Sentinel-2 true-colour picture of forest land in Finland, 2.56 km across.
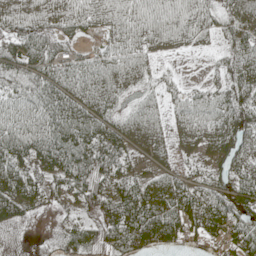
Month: May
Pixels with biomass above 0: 87%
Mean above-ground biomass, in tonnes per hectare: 51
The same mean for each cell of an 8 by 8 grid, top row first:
56 54 49 43 53 50 36 47
66 72 26 34 47 27 18 49
45 59 57 53 32 16 20 51
49 75 78 43 43 28 47 65
72 87 81 71 49 30 39 53
71 54 74 59 26 35 35 49
70 18 40 68 101 66 57 59
10 12 63 75 85 55 34 70
